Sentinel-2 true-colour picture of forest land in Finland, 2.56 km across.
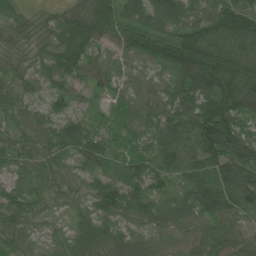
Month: July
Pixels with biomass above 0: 98%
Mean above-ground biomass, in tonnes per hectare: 68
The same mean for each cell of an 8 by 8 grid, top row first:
59 32 90 88 64 73 66 137
28 55 113 46 58 93 114 119
40 64 58 53 38 71 131 115
51 53 38 27 64 72 105 92
56 64 95 39 41 90 105 88
32 53 39 43 76 61 61 106
83 32 41 93 68 52 82 70
51 43 81 68 45 48 82 36
